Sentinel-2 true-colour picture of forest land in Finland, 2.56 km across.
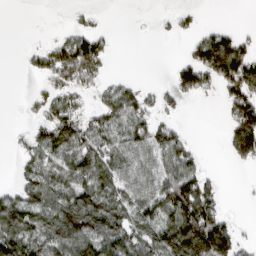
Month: March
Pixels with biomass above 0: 55%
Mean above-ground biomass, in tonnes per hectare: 63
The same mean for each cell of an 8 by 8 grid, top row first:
0 0 11 1 0 21 1 0
1 38 108 21 0 1 116 73
0 37 78 18 8 56 74 132
1 53 63 77 67 24 0 107
14 80 96 76 88 87 1 107
26 78 88 89 74 116 42 1
103 98 150 93 86 134 111 1
135 93 145 117 80 164 197 49
